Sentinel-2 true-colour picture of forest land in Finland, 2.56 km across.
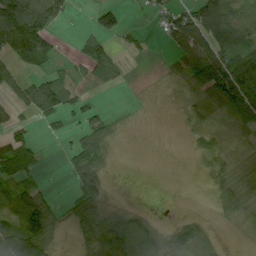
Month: July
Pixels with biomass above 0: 57%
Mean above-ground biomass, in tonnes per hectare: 40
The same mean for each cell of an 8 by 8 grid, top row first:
137 119 0 53 4 44 96 73
99 58 22 27 8 44 91 59
41 49 13 42 1 11 84 118
25 50 33 11 2 2 28 66
49 3 44 23 1 0 13 8
42 4 55 5 0 0 15 30
80 58 45 17 6 0 2 40
97 52 19 112 110 57 54 2
